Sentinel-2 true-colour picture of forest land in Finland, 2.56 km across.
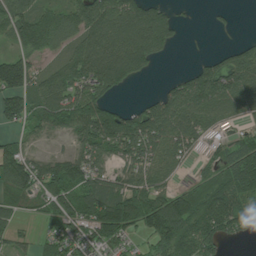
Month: July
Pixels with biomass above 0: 76%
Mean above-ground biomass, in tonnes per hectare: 87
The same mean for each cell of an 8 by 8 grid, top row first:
107 91 111 133 133 32 5 2
51 77 93 148 149 27 3 56
150 71 105 132 23 36 116 102
110 118 137 95 92 125 90 54
49 22 67 110 120 99 42 58
143 107 133 64 85 35 38 114
40 77 116 174 158 149 115 87
37 57 89 91 50 124 96 21
